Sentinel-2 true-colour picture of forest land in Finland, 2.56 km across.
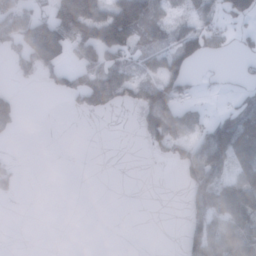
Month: January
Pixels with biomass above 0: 42%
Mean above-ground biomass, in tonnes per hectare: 52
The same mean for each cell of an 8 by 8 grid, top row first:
95 85 227 164 141 30 48 94
57 167 109 156 53 86 74 21
18 38 68 100 59 100 12 22
57 0 34 27 74 104 23 77
2 0 0 0 21 78 120 99
30 0 0 0 1 8 123 65
0 0 0 0 0 0 85 89
0 0 0 0 0 2 102 82
